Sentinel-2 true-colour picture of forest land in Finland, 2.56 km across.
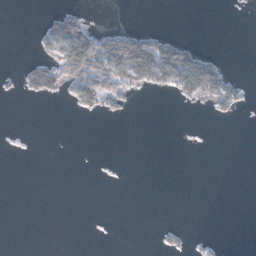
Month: January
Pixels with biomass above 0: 15%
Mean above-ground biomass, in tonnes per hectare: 15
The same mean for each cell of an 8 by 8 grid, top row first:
0 12 32 0 0 0 0 1
0 28 113 84 85 65 3 0
9 53 89 69 57 63 91 13
0 0 20 13 0 0 5 9
0 0 0 0 0 0 0 0
0 0 0 0 0 0 0 0
0 0 0 0 0 0 0 0
0 0 0 1 0 8 6 0
